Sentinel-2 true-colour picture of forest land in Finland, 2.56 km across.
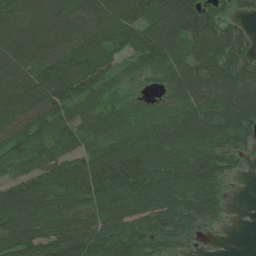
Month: July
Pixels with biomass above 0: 90%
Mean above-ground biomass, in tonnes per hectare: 116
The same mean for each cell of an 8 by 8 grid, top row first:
132 135 149 136 128 163 125 44
145 140 143 114 130 94 153 117
140 166 160 72 33 91 118 131
146 121 92 88 47 85 127 153
98 117 107 114 132 118 118 76
85 138 184 196 167 139 142 26
149 141 104 154 126 112 102 1
155 131 144 150 130 70 8 0
